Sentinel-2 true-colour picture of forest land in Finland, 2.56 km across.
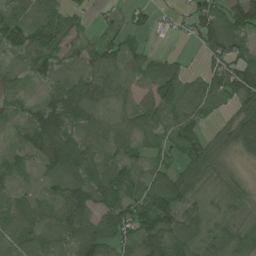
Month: July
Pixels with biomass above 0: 85%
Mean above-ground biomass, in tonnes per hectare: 66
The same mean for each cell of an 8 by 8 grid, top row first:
57 62 28 19 39 18 96 122
59 77 38 64 28 3 61 60
51 44 80 66 57 91 59 84
48 103 91 36 80 78 53 50
51 135 82 58 48 61 51 56
61 59 101 119 66 70 55 25
76 64 108 93 99 95 42 45
72 69 93 79 86 87 54 65
